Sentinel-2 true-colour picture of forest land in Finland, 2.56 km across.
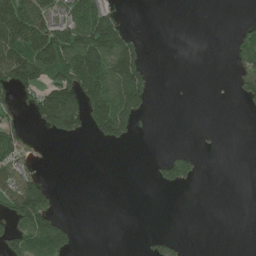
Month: June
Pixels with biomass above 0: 32%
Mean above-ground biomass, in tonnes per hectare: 56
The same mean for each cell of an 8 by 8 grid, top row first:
222 122 109 81 0 0 0 1
151 219 185 152 31 0 0 50
149 102 217 161 95 0 0 63
43 181 146 233 58 0 0 5
83 5 4 44 0 0 2 0
74 21 0 0 0 82 1 0
110 104 0 0 0 0 0 0
86 130 8 0 8 19 0 0
